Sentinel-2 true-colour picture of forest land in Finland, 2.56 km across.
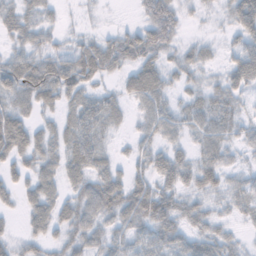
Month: November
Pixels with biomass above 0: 81%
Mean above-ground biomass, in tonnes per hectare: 33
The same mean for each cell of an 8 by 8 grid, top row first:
34 15 5 1 27 37 8 52
26 33 37 46 38 22 13 33
65 63 57 14 55 22 16 45
40 19 42 25 27 22 33 22
67 31 52 11 24 21 35 20
29 38 45 39 33 44 37 17
15 47 45 48 62 40 24 22
21 29 33 32 35 46 36 13
